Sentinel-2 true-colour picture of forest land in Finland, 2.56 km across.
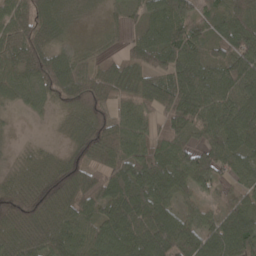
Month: April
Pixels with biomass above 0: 89%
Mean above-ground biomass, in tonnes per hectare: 75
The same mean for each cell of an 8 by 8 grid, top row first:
86 72 14 17 50 107 44 86
101 87 32 17 69 88 56 87
70 114 95 54 59 93 65 90
19 26 101 57 56 94 91 75
7 10 75 87 59 72 56 70
39 83 116 84 97 87 74 48
131 119 88 78 110 58 34 87
105 117 69 100 122 116 90 139
